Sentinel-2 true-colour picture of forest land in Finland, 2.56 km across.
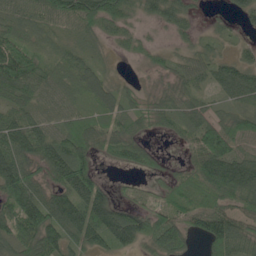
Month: May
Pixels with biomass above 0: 82%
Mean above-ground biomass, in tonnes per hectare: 61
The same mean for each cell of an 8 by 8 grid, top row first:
53 75 103 81 31 52 8 28
82 23 30 16 23 22 23 15
113 68 69 32 7 41 46 83
59 57 55 71 55 65 47 59
88 87 92 55 30 13 98 57
123 56 105 5 17 34 116 110
97 104 94 84 39 68 73 58
80 94 63 76 72 76 65 67
